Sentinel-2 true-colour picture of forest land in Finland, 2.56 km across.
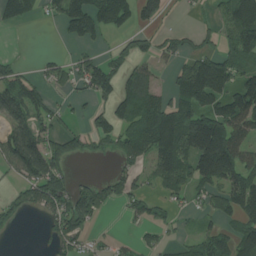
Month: July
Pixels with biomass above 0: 56%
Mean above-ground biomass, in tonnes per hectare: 91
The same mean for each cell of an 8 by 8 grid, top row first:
83 39 157 143 79 7 16 150
1 3 34 30 53 68 53 136
96 52 81 111 121 80 212 108
137 79 22 85 168 173 139 175
181 113 52 61 149 195 235 137
67 178 21 49 47 117 147 144
66 104 153 40 71 41 39 119
3 41 77 25 33 28 92 117
